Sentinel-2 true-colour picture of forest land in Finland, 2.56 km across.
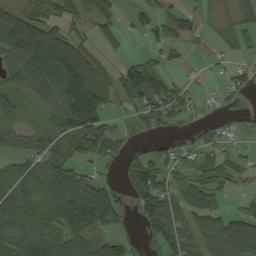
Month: September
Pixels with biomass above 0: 69%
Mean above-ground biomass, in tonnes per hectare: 62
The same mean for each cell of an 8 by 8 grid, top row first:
81 73 76 43 34 41 20 39
102 187 96 35 16 27 16 39
47 95 135 70 123 24 11 34
46 45 166 45 83 57 19 20
35 62 80 76 53 29 40 17
58 77 54 18 99 55 54 34
76 66 118 110 70 96 67 18
68 79 79 54 31 79 84 93
